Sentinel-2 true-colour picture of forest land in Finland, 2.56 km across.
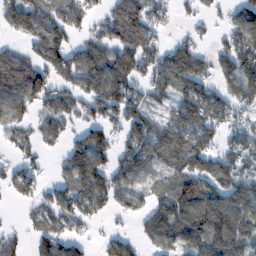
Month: February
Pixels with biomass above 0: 73%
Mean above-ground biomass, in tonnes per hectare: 89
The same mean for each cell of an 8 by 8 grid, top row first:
131 136 92 94 101 28 36 97
35 130 70 92 115 71 33 122
138 92 88 143 83 120 74 150
80 60 63 102 98 94 129 71
44 30 82 74 131 122 90 99
65 22 127 112 95 88 97 94
12 72 86 58 55 126 164 144
35 94 51 55 53 111 136 126
